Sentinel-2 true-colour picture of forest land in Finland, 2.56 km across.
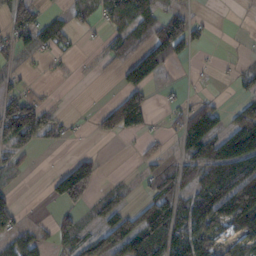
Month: November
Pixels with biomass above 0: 52%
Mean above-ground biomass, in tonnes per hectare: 58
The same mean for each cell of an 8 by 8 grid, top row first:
84 34 40 71 78 64 6 2
62 49 11 38 74 104 16 4
27 6 4 7 88 9 4 31
145 55 3 66 97 30 87 52
80 21 4 4 22 38 133 83
27 23 151 7 29 72 91 146
38 5 58 62 75 99 140 190
63 38 83 104 120 119 88 62
